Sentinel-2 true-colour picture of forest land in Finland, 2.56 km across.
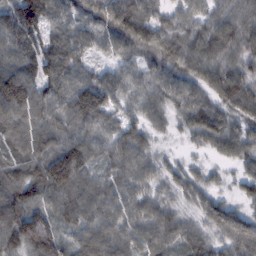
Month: February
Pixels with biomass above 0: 96%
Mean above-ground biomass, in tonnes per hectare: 79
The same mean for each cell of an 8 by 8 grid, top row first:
101 102 84 101 84 55 62 87
86 94 81 66 77 79 92 88
129 92 80 71 65 72 79 99
105 94 111 60 61 50 78 82
73 82 94 72 68 13 51 69
78 126 92 62 68 55 36 43
110 74 92 80 74 52 75 51
101 114 66 101 81 68 63 95
